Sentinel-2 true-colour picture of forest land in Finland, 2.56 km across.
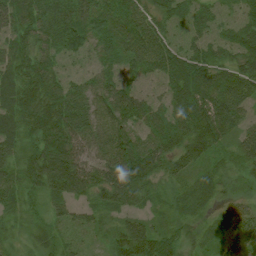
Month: July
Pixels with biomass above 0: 95%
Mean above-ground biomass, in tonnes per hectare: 59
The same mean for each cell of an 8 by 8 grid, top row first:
76 80 72 73 52 62 56 46
61 57 63 67 76 57 69 62
65 65 48 54 52 78 82 70
74 84 74 72 68 70 87 66
58 86 58 69 65 68 76 49
54 96 78 74 98 45 42 36
36 35 32 55 33 41 33 29
18 30 31 46 81 40 30 49
